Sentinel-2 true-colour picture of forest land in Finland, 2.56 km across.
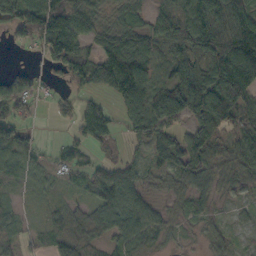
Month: October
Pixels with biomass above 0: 80%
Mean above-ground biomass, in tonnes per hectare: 50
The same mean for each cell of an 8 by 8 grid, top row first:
58 112 66 20 28 56 65 77
16 67 65 46 49 54 67 95
58 16 49 99 93 74 100 121
53 12 42 22 99 89 119 66
70 8 35 24 36 63 69 44
34 25 20 51 28 41 46 36
22 19 29 82 45 18 18 12
40 40 41 38 43 10 21 9
